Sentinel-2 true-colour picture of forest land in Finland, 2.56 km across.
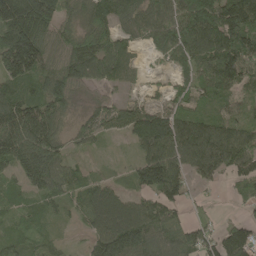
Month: May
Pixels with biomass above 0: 88%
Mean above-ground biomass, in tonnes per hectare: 100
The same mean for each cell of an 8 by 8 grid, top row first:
195 169 73 118 104 133 164 188
200 100 105 103 42 121 146 171
119 110 97 57 17 44 109 140
140 116 26 63 106 102 85 64
156 140 35 9 108 141 144 128
66 139 66 23 119 107 61 77
63 53 59 155 100 62 14 18
72 55 19 175 159 99 84 143
